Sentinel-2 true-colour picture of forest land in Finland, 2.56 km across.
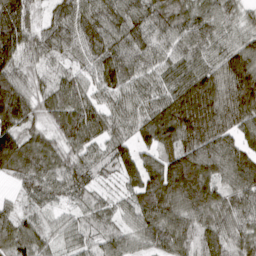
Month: March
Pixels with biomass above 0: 95%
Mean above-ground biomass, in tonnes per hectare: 97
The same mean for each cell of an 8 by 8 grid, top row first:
154 53 111 112 110 106 92 71
145 93 83 113 98 73 88 93
103 60 64 101 74 91 126 148
167 85 121 82 91 169 161 145
177 86 102 96 75 127 145 91
78 94 92 35 120 155 116 119
40 38 38 33 90 113 107 82
113 47 25 69 56 101 82 72
